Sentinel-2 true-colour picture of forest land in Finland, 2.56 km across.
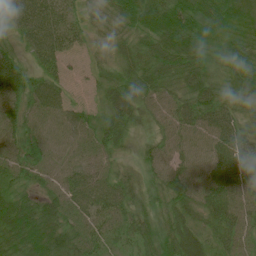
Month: July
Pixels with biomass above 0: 96%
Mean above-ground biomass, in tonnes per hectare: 50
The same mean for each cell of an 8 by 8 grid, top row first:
57 58 31 54 71 77 62 45
30 61 18 29 48 90 45 49
62 53 8 39 66 59 53 57
53 64 35 51 28 54 60 39
49 51 49 41 20 45 49 60
46 45 63 44 23 48 55 62
75 53 59 59 27 39 51 53
71 77 62 38 43 53 37 47
